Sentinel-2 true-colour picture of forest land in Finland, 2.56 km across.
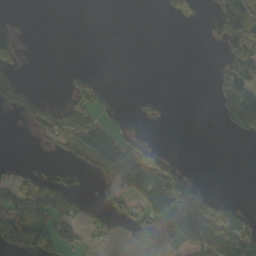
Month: October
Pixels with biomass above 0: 32%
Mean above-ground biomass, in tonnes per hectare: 29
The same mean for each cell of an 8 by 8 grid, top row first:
8 0 0 0 0 15 19 90
50 0 0 0 0 0 3 66
26 0 35 6 0 0 1 79
18 29 71 31 24 0 0 81
0 8 39 63 39 0 0 0
18 35 24 36 105 59 0 0
66 53 8 13 47 73 74 31
65 63 26 4 7 33 94 96
